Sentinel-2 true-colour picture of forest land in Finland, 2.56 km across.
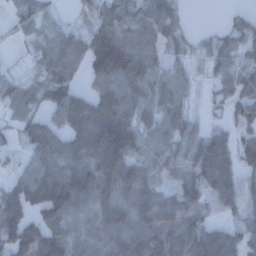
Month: December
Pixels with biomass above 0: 83%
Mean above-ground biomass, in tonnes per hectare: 70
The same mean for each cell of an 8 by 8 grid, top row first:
34 38 18 80 74 47 0 29
10 71 75 160 71 39 35 57
40 81 40 115 82 55 22 61
57 63 129 125 70 66 14 44
31 91 114 178 63 62 76 53
37 98 105 115 73 42 85 51
102 136 74 97 88 75 33 42
116 103 62 74 97 92 94 51
